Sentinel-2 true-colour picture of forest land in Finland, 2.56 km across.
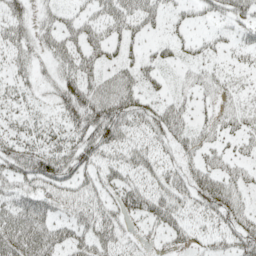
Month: May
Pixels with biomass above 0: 67%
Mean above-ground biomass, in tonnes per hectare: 36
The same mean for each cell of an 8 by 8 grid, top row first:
42 21 26 46 49 17 25 41
39 28 42 29 19 24 18 20
26 17 59 33 39 13 23 13
22 17 56 62 46 44 16 26
36 36 46 49 31 31 24 18
48 77 42 38 40 32 49 21
50 41 46 34 60 50 46 35
58 48 41 46 17 26 22 42
